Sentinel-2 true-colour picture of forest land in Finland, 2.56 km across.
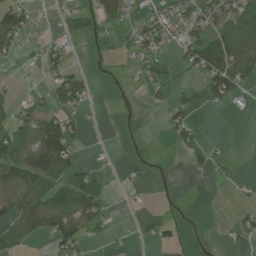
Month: July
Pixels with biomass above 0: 42%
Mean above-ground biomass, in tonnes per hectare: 35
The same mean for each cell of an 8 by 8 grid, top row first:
61 10 47 18 39 49 55 64
50 33 4 7 52 32 119 101
6 29 42 5 43 11 77 70
29 43 33 5 9 43 9 8
73 144 17 2 8 32 20 0
103 89 51 7 6 3 19 4
86 91 79 13 3 3 1 13
38 34 59 10 9 17 2 19
